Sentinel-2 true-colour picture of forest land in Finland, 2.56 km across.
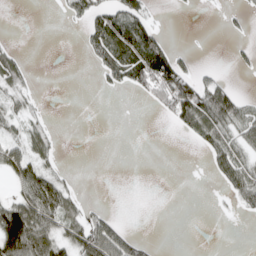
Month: April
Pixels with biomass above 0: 34%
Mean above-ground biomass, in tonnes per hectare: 32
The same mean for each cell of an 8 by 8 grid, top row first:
0 0 42 78 57 1 0 12
14 0 13 92 100 22 0 13
42 0 0 36 81 106 33 3
34 8 0 0 2 82 96 67
43 34 0 0 0 0 55 48
57 56 4 0 0 0 12 71
85 88 35 7 0 0 1 24
109 81 77 88 22 0 0 0
